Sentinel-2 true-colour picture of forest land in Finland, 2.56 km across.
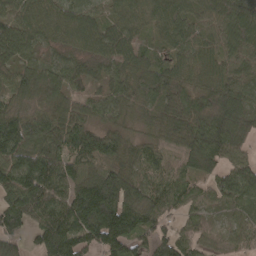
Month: April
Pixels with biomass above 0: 93%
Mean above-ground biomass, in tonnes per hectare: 92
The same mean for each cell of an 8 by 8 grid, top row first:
85 92 86 55 74 102 87 140
125 56 70 88 54 71 71 90
85 102 65 70 87 83 75 78
80 73 69 70 52 97 137 115
157 97 109 88 50 64 161 98
142 144 77 104 56 40 67 107
122 126 166 198 126 44 41 65
66 142 129 183 68 76 36 41
